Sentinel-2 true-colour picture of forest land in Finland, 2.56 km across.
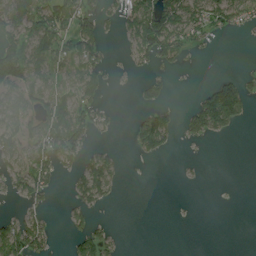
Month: August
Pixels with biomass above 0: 42%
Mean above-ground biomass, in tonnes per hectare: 40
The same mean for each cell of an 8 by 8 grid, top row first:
65 86 70 24 119 100 80 55
65 94 75 3 79 76 9 1
90 54 67 6 26 3 15 52
61 58 62 18 37 22 142 78
64 70 50 6 65 13 8 0
54 49 56 54 0 1 1 0
8 20 42 5 0 0 0 0
93 37 56 21 0 0 0 0
